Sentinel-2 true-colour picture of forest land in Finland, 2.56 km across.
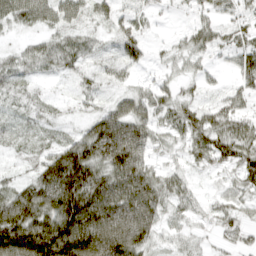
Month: April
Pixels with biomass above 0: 86%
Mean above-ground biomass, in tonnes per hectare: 67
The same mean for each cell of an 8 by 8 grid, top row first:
65 55 39 35 30 9 32 38
21 48 47 22 43 26 46 63
47 18 26 22 15 29 22 49
22 18 17 77 68 64 51 51
21 27 101 186 93 31 90 88
22 142 211 115 95 30 18 65
146 135 212 148 126 35 24 36
156 211 179 170 92 30 18 29
